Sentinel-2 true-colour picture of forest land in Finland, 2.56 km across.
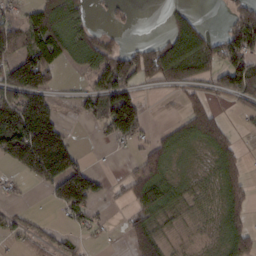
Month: February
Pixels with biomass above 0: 56%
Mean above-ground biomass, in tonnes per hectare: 66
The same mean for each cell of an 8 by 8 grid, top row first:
35 165 57 14 0 55 4 84
88 136 67 57 69 132 77 103
128 58 13 124 63 86 56 122
138 55 32 137 59 9 82 19
216 173 19 36 47 63 70 24
31 148 155 11 104 28 21 65
22 15 112 14 96 37 19 75
34 30 24 7 112 14 13 88
